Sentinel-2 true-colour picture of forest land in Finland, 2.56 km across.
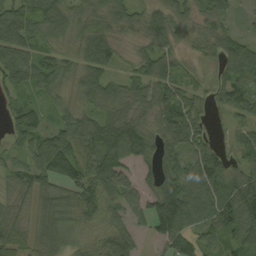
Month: September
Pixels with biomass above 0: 88%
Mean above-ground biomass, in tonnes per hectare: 70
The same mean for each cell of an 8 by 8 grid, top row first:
95 101 68 85 64 64 71 24
93 57 65 62 40 44 51 89
79 93 68 54 72 71 25 94
39 39 72 71 51 107 35 57
39 71 90 117 76 69 54 63
54 76 96 90 36 77 102 65
41 76 84 48 68 149 85 143
71 68 40 74 19 91 51 84
